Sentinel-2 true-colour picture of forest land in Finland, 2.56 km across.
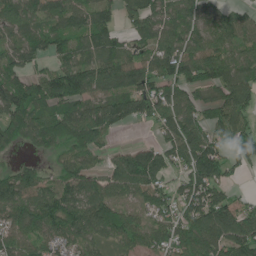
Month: June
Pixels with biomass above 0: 84%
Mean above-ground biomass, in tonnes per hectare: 105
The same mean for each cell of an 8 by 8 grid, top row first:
112 113 106 72 111 114 85 69
95 84 90 101 82 119 107 91
110 120 154 117 113 114 109 125
148 117 107 123 96 138 93 134
67 87 135 36 41 130 142 113
96 52 114 95 143 70 144 23
115 126 124 93 67 88 180 109
93 86 85 65 80 107 139 179
